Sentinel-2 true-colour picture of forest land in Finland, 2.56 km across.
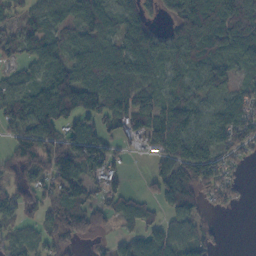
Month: October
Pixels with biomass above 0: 78%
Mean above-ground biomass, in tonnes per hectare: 66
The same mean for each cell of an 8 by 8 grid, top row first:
43 66 81 82 54 69 124 126
50 59 52 60 110 78 77 99
39 85 98 98 66 69 76 36
78 107 115 78 71 102 62 78
57 78 79 40 40 98 82 71
44 73 79 45 14 103 82 17
57 55 74 52 40 95 29 10
35 51 46 27 72 64 40 0
